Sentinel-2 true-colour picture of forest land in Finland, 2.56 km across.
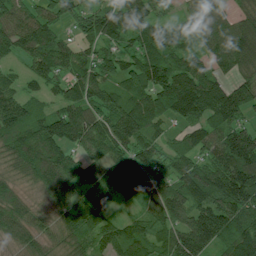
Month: July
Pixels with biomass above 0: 93%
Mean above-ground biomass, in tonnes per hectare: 112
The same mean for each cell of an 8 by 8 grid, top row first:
109 97 83 115 116 35 111 106
90 141 77 77 88 77 78 142
49 96 123 89 117 119 116 93
137 84 135 119 136 107 138 133
133 168 121 139 103 57 100 180
83 151 101 137 158 106 140 175
107 64 136 60 71 120 134 171
77 71 118 97 101 144 147 172
